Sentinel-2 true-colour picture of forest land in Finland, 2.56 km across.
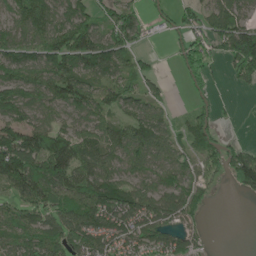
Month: May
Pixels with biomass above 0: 73%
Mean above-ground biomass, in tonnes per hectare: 80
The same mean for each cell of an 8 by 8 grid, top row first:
80 117 104 67 37 49 70 79
100 117 184 129 20 50 73 146
117 123 118 69 54 14 67 44
103 70 80 73 71 17 58 5
153 135 98 93 106 58 85 28
120 145 86 80 74 90 52 114
56 83 84 125 101 99 34 0
66 94 101 98 94 75 16 0
